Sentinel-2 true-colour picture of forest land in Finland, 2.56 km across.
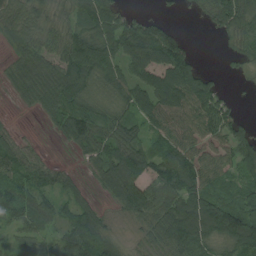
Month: August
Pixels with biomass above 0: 80%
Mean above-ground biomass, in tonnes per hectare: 80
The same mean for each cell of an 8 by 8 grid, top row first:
63 55 77 106 44 8 37 95
68 71 113 104 147 136 0 45
71 111 127 77 81 140 67 8
9 54 87 55 86 90 111 26
63 6 56 97 79 91 63 86
78 58 26 103 107 134 79 60
98 85 84 29 106 113 178 127
39 47 152 66 35 125 111 166
